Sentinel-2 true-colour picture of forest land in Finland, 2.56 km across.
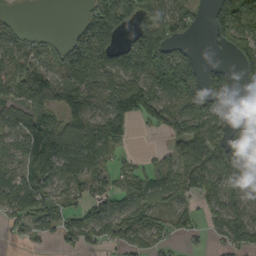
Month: September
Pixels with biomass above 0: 71%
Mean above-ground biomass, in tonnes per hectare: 83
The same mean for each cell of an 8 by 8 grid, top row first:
13 0 21 132 78 89 41 176
63 31 104 99 156 80 12 115
102 96 94 84 112 190 113 90
77 63 100 88 76 93 129 84
67 118 112 116 2 70 126 174
74 98 96 53 69 98 116 146
76 65 62 83 90 70 49 100
12 25 71 50 66 27 20 93
